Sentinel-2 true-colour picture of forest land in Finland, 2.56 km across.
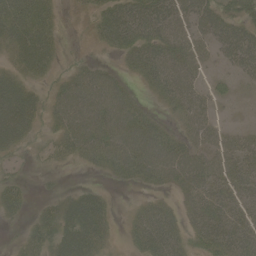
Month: June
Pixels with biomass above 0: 76%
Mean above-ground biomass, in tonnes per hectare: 41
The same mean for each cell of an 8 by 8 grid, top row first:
65 38 10 66 77 56 58 46
42 41 6 33 67 61 36 74
46 20 50 36 27 58 17 17
100 34 63 64 25 26 29 3
54 18 48 62 67 40 42 41
18 9 2 18 34 47 51 45
29 23 76 19 24 20 41 31
15 47 88 21 46 43 42 45
